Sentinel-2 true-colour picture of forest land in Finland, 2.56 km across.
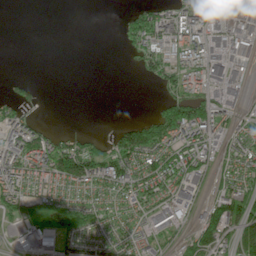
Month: June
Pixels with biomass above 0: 58%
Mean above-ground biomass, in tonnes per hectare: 46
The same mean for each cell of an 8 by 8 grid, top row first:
0 0 0 0 88 64 47 42
0 0 0 1 72 50 46 23
16 0 0 0 15 54 43 12
46 3 0 0 6 108 70 28
78 85 59 53 133 80 49 59
87 95 119 83 90 84 31 68
65 75 78 58 57 23 52 92
10 28 49 45 41 24 93 95
